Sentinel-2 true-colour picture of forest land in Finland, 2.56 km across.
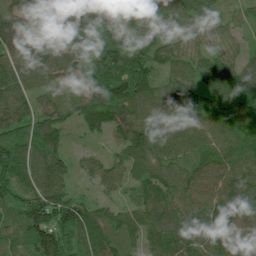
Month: July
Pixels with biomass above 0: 96%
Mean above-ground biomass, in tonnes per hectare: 76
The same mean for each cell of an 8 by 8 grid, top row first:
89 104 129 83 80 89 71 28
79 83 94 110 95 63 53 29
80 57 65 164 121 66 71 116
87 65 78 86 75 59 57 107
86 68 10 32 104 53 54 83
76 66 25 51 73 75 75 72
64 119 83 46 75 73 91 94
44 99 71 72 57 90 71 73
